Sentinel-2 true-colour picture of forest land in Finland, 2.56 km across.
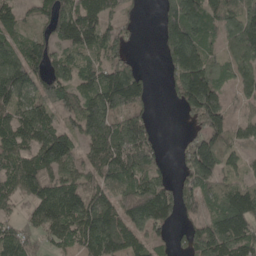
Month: May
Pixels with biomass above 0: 80%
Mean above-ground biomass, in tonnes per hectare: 99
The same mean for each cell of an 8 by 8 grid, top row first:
65 86 130 70 9 92 106 160
81 81 94 84 2 106 55 127
117 108 88 145 71 100 111 97
99 92 122 134 69 21 201 28
106 164 87 130 111 10 73 73
117 107 81 109 115 51 116 62
48 133 136 127 183 97 94 178
107 64 105 144 85 28 169 164
